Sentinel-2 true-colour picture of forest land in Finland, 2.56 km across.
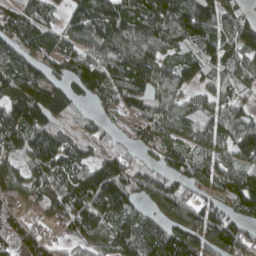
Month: April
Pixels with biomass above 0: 87%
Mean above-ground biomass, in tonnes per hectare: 107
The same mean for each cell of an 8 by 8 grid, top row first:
108 67 106 153 155 155 119 74
112 94 96 144 149 83 103 118
138 114 117 135 134 90 62 84
109 104 49 57 102 90 66 84
101 134 89 57 70 90 91 149
79 106 112 152 109 88 93 107
57 106 163 161 71 149 93 99
88 54 101 119 143 146 178 115
